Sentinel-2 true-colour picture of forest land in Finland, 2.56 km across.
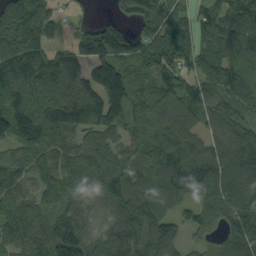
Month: September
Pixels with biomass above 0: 89%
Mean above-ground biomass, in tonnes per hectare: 118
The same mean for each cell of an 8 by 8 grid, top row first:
219 149 21 35 83 71 85 121
224 145 135 149 90 96 86 90
195 229 175 187 70 96 97 109
167 175 205 142 90 128 103 76
109 128 97 95 106 125 87 128
112 91 116 155 158 145 136 136
113 68 79 116 169 68 81 135
103 94 78 117 125 77 34 120
